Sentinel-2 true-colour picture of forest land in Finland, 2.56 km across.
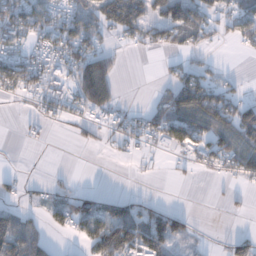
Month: December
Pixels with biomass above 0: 50%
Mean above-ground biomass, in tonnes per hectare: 47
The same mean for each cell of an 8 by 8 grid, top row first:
89 74 59 92 69 88 48 65
66 57 77 25 26 47 23 25
76 66 105 61 0 52 53 12
5 33 38 40 31 102 121 91
3 6 14 16 24 66 72 85
9 5 1 0 9 9 10 48
32 40 68 67 42 16 3 10
108 34 27 157 115 59 4 39
